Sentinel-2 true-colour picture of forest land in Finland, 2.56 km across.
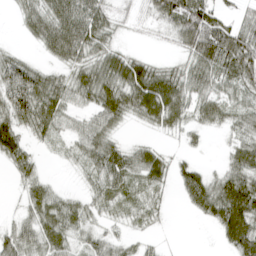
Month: April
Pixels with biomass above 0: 76%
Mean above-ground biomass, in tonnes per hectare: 46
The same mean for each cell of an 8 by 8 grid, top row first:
21 73 86 37 22 85 78 32
10 49 72 37 5 27 94 90
91 52 55 75 84 60 61 56
74 74 35 70 66 65 51 40
54 21 45 47 21 8 7 40
24 13 17 63 46 31 32 64
11 60 34 27 30 4 58 94
58 57 32 32 14 1 1 79
